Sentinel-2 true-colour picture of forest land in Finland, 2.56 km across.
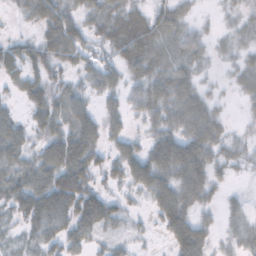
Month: November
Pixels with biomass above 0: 78%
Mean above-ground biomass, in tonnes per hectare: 40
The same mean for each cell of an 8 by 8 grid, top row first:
12 61 43 51 48 46 7 22
37 51 48 41 66 41 26 23
29 45 24 39 43 55 16 24
19 57 49 35 37 51 59 8
50 50 78 32 34 68 65 27
43 58 76 31 59 52 43 10
42 79 78 46 17 58 18 22
18 40 38 24 12 41 36 26
